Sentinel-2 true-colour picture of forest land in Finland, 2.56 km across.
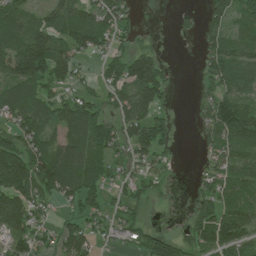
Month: July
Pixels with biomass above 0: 72%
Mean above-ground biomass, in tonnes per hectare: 80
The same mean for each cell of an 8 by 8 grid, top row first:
87 68 113 114 6 13 48 89
112 140 95 60 37 1 55 76
105 117 48 80 156 20 63 85
85 89 123 72 102 15 74 155
108 103 112 112 118 34 44 97
186 160 127 56 57 4 51 68
150 45 82 48 39 3 83 90
83 43 113 42 68 73 105 100
